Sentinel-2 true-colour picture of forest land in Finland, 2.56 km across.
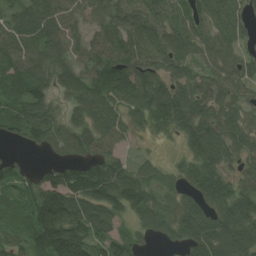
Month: August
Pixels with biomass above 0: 88%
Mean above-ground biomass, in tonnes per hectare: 79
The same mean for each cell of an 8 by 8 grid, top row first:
74 100 57 71 90 61 81 61
78 93 55 82 94 79 59 45
85 67 85 98 93 70 58 57
76 71 81 95 100 112 84 59
32 60 80 65 13 25 131 77
57 56 143 113 61 39 95 56
40 191 102 99 91 51 78 102
50 137 122 99 38 51 119 107
